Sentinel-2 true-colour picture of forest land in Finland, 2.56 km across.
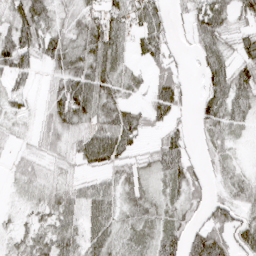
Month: April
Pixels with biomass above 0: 78%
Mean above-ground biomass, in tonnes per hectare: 41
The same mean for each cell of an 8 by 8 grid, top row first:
58 52 46 52 56 16 71 35
83 55 53 68 37 16 45 42
36 24 64 55 23 50 42 55
26 35 65 47 30 35 49 42
8 23 42 73 16 39 21 11
19 16 22 39 31 52 22 21
10 36 53 45 39 32 40 40
23 50 53 46 35 43 93 48
